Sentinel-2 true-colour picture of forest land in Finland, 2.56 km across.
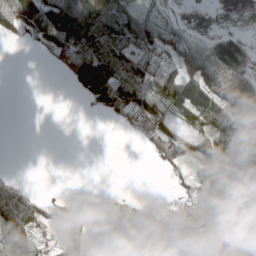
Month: May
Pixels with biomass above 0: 56%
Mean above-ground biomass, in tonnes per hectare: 50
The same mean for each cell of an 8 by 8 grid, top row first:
104 116 145 106 55 8 0 0
1 41 156 109 94 55 50 97
0 0 82 108 92 87 78 78
0 0 1 41 53 66 105 141
0 0 0 0 10 50 55 133
10 0 0 0 0 12 63 86
120 36 18 2 6 36 67 91
87 26 39 24 20 40 12 69
